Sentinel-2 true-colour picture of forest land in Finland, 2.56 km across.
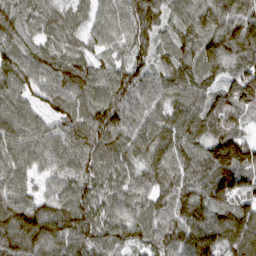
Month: March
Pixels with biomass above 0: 98%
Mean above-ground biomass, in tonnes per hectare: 86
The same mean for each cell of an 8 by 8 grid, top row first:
78 67 52 70 92 50 76 99
85 66 53 54 62 64 98 107
92 80 96 87 74 87 63 97
85 54 86 108 85 81 100 93
93 86 98 98 88 93 109 131
79 51 83 79 70 93 109 115
100 79 104 72 74 84 99 100
102 112 99 80 67 84 128 135
